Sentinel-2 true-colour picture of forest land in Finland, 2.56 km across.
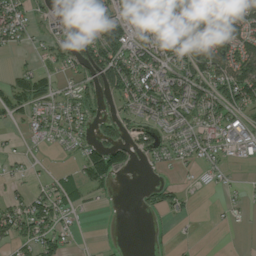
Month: August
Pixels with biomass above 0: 59%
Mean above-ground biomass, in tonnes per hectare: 56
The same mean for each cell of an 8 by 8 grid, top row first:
79 53 195 86 62 75 109 96
23 43 63 126 109 85 113 90
42 38 59 122 109 116 101 134
48 54 65 42 64 74 72 76
9 23 42 77 48 49 55 38
16 18 48 62 5 7 31 8
64 74 30 1 18 32 2 22
61 74 8 4 2 15 0 1
